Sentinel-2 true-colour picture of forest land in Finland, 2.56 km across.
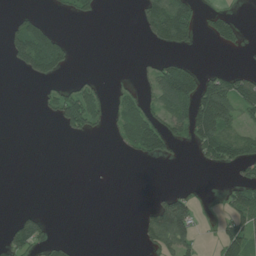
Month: July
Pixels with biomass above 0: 29%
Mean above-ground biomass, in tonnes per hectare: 33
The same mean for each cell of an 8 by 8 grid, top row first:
18 11 26 0 43 115 25 14
71 104 1 0 3 40 5 19
1 42 20 7 21 125 50 55
0 17 106 31 70 59 146 57
0 0 1 7 88 27 95 64
0 0 0 0 0 0 0 29
6 2 0 0 9 102 5 78
74 41 2 0 27 91 3 75
